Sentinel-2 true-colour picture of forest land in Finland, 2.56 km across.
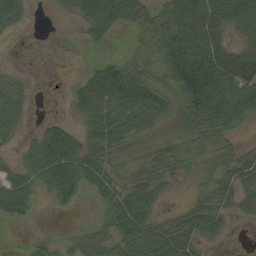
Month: September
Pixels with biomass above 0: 76%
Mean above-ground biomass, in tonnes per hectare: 52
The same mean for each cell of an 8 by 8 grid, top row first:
65 3 57 98 81 93 91 83
5 6 13 15 67 109 97 57
34 4 35 91 79 90 120 105
53 6 46 80 99 56 104 68
23 76 56 68 31 38 37 19
46 72 71 50 39 24 34 60
62 8 10 59 47 19 49 31
4 22 31 52 76 81 24 2
